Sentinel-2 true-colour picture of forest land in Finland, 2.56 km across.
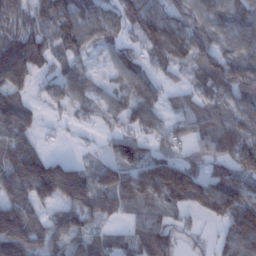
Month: January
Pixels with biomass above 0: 79%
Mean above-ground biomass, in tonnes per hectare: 72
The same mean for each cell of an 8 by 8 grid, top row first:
62 81 85 47 93 59 69 65
125 79 66 54 48 84 63 67
87 38 62 36 58 23 86 80
110 16 34 47 69 40 59 56
100 14 6 42 48 57 64 82
110 166 99 78 98 179 71 91
123 58 100 55 39 53 82 122
153 77 77 59 91 35 9 108
